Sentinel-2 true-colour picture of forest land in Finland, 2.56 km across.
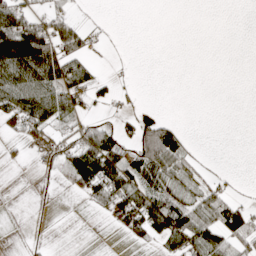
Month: April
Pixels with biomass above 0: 39%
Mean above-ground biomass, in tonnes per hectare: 37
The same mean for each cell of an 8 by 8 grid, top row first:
80 57 13 2 0 0 0 0
172 121 57 7 0 0 0 0
108 102 68 24 0 0 0 0
73 84 40 13 11 1 0 0
11 41 80 72 86 65 1 0
0 7 78 103 84 54 24 5
0 1 3 68 118 94 66 49
1 3 0 1 39 84 77 50
